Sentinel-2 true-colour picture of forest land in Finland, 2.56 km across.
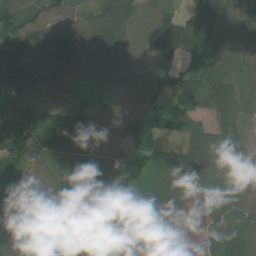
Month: July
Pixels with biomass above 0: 85%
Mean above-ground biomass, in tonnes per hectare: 77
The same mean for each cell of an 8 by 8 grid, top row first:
99 73 40 117 79 77 177 96
171 149 118 98 73 129 114 69
155 104 52 51 64 91 77 62
53 62 47 37 76 60 53 69
119 108 79 37 32 28 92 53
95 61 93 59 13 73 71 51
203 102 49 32 43 41 51 63
82 139 74 31 36 31 31 66
